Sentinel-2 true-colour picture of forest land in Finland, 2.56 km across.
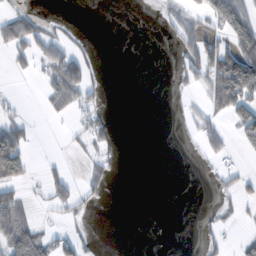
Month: November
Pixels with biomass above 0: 28%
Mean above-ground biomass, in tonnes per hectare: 31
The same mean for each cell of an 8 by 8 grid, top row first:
56 11 0 0 0 44 44 94
56 68 18 0 0 25 76 123
5 44 100 0 0 13 73 183
13 20 37 8 0 4 38 65
109 0 13 25 0 2 37 11
83 30 18 26 0 0 8 27
88 16 26 2 0 0 6 19
119 52 32 0 0 0 23 20
